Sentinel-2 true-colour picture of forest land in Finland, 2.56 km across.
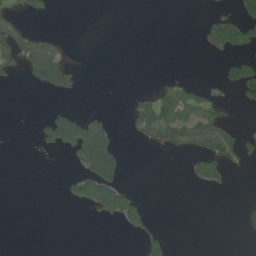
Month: June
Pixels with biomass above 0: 19%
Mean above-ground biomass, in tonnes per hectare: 22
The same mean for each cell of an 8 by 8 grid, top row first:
31 16 0 0 0 0 11 45
85 66 0 0 0 0 25 46
11 85 11 0 0 15 7 73
0 13 21 4 53 54 48 5
0 38 106 56 16 29 33 33
0 0 57 69 0 0 49 1
0 0 23 95 30 0 0 10
0 0 0 0 43 5 0 2
